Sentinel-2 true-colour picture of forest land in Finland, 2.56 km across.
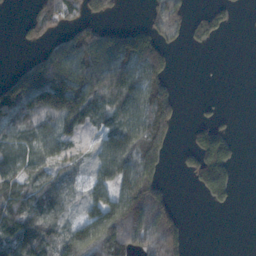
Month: November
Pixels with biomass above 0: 58%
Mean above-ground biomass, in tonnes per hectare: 88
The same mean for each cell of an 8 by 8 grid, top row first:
5 92 78 35 21 67 42 6
9 87 217 216 156 24 12 0
123 285 242 208 147 16 0 0
138 162 162 91 124 61 7 1
101 112 42 123 156 18 104 13
116 83 32 125 137 6 113 9
143 99 49 150 203 44 13 2
153 123 165 193 114 86 0 0
